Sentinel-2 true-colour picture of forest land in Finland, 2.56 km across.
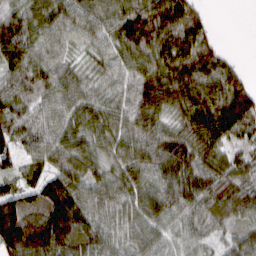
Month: March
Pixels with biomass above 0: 93%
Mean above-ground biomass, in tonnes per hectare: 83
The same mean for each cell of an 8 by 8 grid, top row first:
81 84 90 80 122 130 27 0
115 76 38 59 85 115 62 1
81 93 54 53 100 115 100 53
71 58 78 68 106 72 118 130
69 77 71 69 92 90 101 50
52 77 80 64 75 109 103 74
107 114 122 77 82 88 88 81
176 166 99 80 66 57 48 64
